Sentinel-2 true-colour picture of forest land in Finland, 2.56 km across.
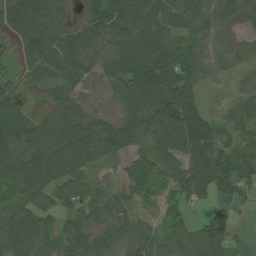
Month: July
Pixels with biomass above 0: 88%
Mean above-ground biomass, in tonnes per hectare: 85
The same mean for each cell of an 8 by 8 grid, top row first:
89 89 36 157 107 88 95 69
32 118 100 106 132 113 81 68
21 52 106 96 185 160 64 33
43 42 87 39 159 197 41 65
109 93 128 138 81 141 88 49
132 98 67 28 76 85 141 71
69 58 74 74 32 44 45 22
106 66 95 88 60 53 126 17
